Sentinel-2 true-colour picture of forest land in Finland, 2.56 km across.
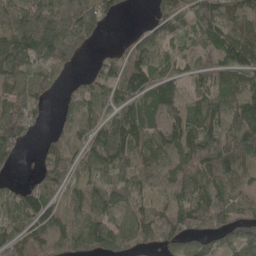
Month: May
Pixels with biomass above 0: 84%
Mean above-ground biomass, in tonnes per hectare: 102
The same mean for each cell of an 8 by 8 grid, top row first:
191 218 213 44 12 75 85 95
152 194 107 16 102 43 66 115
161 132 32 82 109 70 75 86
92 24 94 81 115 115 142 137
68 47 82 141 94 100 108 139
14 99 95 100 75 84 125 117
96 99 107 88 69 116 132 82
104 153 131 149 78 110 121 122
